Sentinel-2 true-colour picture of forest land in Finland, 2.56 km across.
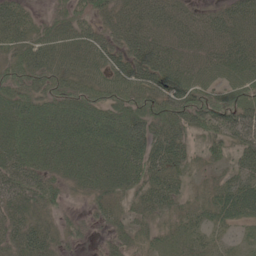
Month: May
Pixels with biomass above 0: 88%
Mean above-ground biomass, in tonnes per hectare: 43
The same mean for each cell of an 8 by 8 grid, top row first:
47 17 32 33 43 41 29 48
41 47 54 41 45 37 38 50
44 43 44 49 57 51 34 45
59 57 68 53 51 61 60 58
62 63 69 74 69 48 26 41
48 39 49 63 52 36 11 38
36 33 9 31 31 29 33 63
38 35 14 19 22 23 20 14
